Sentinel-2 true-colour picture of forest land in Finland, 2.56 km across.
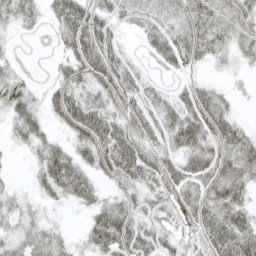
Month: April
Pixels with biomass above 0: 71%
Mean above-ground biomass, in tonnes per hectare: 34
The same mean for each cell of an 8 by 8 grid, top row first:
35 22 60 34 27 32 48 36
5 3 66 41 15 48 36 26
31 11 39 55 20 9 13 6
39 29 70 40 40 42 55 9
15 35 39 66 41 44 44 45
4 50 56 29 44 40 52 46
23 11 18 39 26 20 50 41
28 37 14 55 37 18 38 61
